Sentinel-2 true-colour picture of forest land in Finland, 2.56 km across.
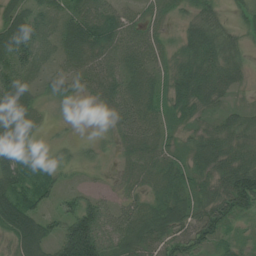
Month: July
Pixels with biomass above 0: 92%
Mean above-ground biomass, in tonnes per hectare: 54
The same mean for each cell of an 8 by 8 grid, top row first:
68 49 63 57 33 20 51 31
103 39 86 51 57 32 75 36
77 30 38 55 55 53 77 38
88 13 6 51 62 42 29 34
62 23 23 21 56 25 67 55
55 45 13 11 44 60 50 109
93 33 76 40 54 78 69 76
67 64 168 69 69 70 63 31
